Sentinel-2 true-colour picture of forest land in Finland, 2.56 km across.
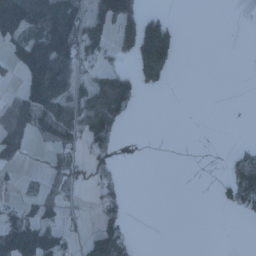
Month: January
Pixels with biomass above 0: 34%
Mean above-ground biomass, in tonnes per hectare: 43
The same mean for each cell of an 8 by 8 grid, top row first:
164 118 89 139 85 9 0 0
64 161 103 38 159 73 0 0
18 167 42 81 52 3 0 0
57 96 71 93 1 0 0 1
59 15 41 29 0 0 0 7
12 7 28 22 0 0 0 99
37 46 14 50 0 0 0 37
145 95 28 99 1 0 0 0
